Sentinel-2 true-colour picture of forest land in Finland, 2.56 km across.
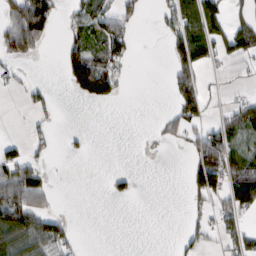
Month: February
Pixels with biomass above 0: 35%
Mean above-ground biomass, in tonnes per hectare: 44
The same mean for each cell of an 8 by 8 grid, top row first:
98 101 44 76 18 73 119 36
90 16 59 76 0 79 107 83
18 5 117 78 0 62 16 6
2 25 0 0 0 49 31 60
26 19 9 0 2 13 99 38
96 16 0 19 1 0 138 126
151 38 0 0 0 0 36 89
134 112 13 0 0 11 26 59
